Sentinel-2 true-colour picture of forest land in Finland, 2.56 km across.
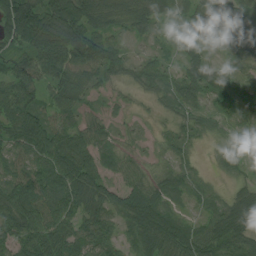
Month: August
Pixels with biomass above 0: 92%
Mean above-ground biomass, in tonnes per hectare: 62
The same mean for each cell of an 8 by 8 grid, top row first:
149 126 127 75 73 38 62 58
58 111 141 72 20 27 41 66
78 66 78 38 50 53 72 47
77 49 49 21 7 40 35 64
64 81 70 40 18 33 15 18
71 75 92 37 48 56 18 24
93 80 68 63 113 43 40 86
63 78 72 48 80 94 70 65
